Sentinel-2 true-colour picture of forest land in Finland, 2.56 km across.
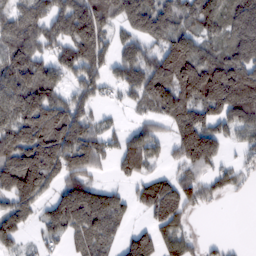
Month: February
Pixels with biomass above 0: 76%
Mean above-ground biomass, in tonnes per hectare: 100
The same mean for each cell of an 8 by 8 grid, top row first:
106 108 168 102 141 113 122 115
125 75 142 63 75 137 80 127
146 104 91 56 127 180 208 169
171 159 79 19 45 135 107 121
156 149 133 56 132 78 123 52
161 124 86 25 68 64 67 40
97 62 157 111 58 124 22 0
90 47 79 65 106 102 19 3
